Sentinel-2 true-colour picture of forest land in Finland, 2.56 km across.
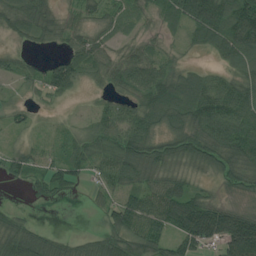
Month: July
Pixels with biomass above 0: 82%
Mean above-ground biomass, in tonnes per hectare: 58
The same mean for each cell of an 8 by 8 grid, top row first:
67 55 40 36 36 79 156 115
23 16 60 33 37 14 51 105
30 63 48 38 74 75 54 60
27 12 9 49 71 89 102 89
21 22 49 63 91 69 99 98
37 59 35 74 63 51 29 67
18 6 1 57 85 121 89 33
75 45 25 62 79 63 72 139
